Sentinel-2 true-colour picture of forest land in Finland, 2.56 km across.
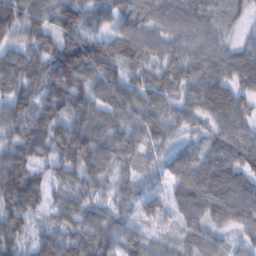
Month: February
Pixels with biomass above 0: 96%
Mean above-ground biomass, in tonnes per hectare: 76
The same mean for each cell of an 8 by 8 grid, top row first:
101 81 105 76 71 74 68 40
61 95 146 105 91 59 65 45
81 104 113 87 66 71 86 77
76 80 83 79 84 57 87 82
74 100 141 67 52 47 60 92
97 49 80 54 37 80 107 96
95 52 61 50 61 65 91 107
59 71 68 75 59 47 65 33
